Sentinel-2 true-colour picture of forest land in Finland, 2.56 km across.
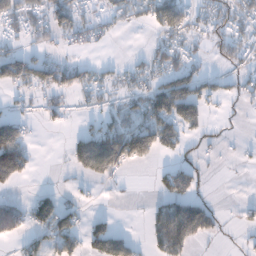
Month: December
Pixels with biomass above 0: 46%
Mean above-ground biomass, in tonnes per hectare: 40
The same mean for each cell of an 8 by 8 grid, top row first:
49 49 42 34 42 112 35 50
24 23 16 4 9 40 18 40
66 52 39 21 35 81 33 22
17 20 8 24 61 102 34 6
105 0 72 123 107 55 15 5
78 0 28 45 0 74 10 0
41 77 31 2 7 81 44 10
25 54 48 93 14 93 22 6
